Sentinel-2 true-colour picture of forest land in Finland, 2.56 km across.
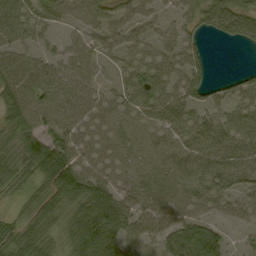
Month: September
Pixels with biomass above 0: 77%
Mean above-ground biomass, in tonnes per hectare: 43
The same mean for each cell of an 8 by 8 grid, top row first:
54 36 29 27 13 13 61 77
30 12 6 15 13 25 14 12
55 43 28 9 40 37 39 35
57 54 49 41 45 53 42 40
47 62 47 44 43 44 52 49
54 56 72 45 46 51 57 50
10 38 74 91 45 50 27 19
53 44 81 88 44 65 81 9
